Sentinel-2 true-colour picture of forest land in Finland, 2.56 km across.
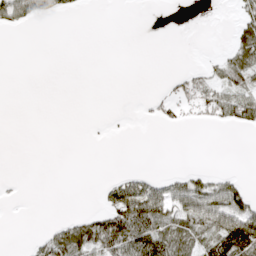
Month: April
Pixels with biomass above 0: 27%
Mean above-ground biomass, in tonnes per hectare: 21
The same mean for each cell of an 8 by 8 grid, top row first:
46 25 2 0 0 0 0 26
0 0 0 0 0 0 0 50
0 0 0 0 0 17 32 53
0 0 0 1 5 21 32 61
0 0 0 1 0 0 0 0
2 0 0 9 23 24 25 13
1 0 2 54 92 56 79 77
0 37 69 85 95 62 48 141
